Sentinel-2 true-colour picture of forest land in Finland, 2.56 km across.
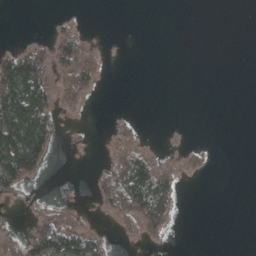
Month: April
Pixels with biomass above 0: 30%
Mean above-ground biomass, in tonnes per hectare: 30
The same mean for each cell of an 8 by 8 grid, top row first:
0 2 4 0 0 0 0 0
20 42 64 1 0 0 0 0
162 67 76 2 0 0 0 0
161 88 23 3 0 0 0 0
152 81 7 20 19 2 5 0
117 11 0 69 129 38 10 0
13 27 6 49 117 44 0 0
45 108 97 14 29 1 0 0
